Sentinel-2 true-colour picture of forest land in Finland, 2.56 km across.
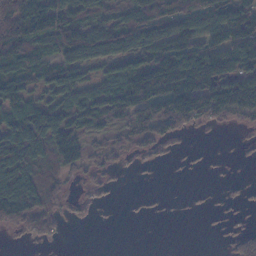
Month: November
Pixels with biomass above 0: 64%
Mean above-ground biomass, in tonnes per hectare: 68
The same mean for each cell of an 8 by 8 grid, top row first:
112 127 78 53 112 115 116 122
113 55 125 100 114 154 126 133
81 61 83 102 149 175 145 132
95 108 98 98 94 131 104 89
122 105 85 34 47 15 2 4
124 41 27 12 3 1 3 2
107 58 17 3 3 1 4 7
4 18 0 0 0 0 0 31
